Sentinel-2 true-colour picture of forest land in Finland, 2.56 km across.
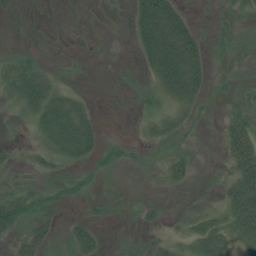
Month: July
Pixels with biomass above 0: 58%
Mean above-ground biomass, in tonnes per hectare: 24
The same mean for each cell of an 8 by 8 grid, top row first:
0 0 1 1 55 47 5 17
12 2 1 1 36 73 25 25
50 35 3 3 18 63 25 25
21 59 41 1 19 37 9 36
12 35 56 14 17 25 8 55
9 24 23 10 12 29 9 45
48 28 8 17 19 9 19 58
27 26 45 7 14 20 53 40
